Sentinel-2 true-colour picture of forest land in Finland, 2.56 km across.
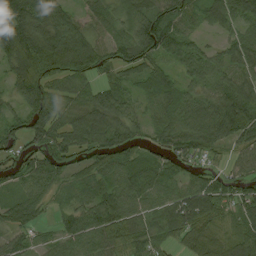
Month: August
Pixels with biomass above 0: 90%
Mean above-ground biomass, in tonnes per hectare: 70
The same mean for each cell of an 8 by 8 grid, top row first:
94 95 40 51 84 80 61 89
114 133 129 73 97 86 30 62
80 80 62 49 51 48 75 64
58 79 56 83 39 77 112 121
63 65 67 80 42 86 73 56
55 75 52 72 73 51 55 56
67 33 66 79 59 92 96 64
51 33 66 61 68 54 61 68
